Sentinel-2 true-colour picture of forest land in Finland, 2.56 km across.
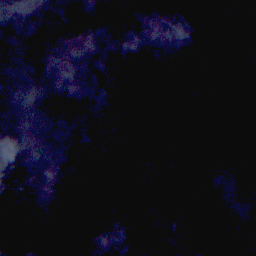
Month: November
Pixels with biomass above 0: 50%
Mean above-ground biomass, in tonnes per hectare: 67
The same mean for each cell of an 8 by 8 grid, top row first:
3 134 124 60 136 122 106 80
0 79 104 137 171 71 38 79
0 6 83 86 156 40 52 106
66 1 3 15 93 70 29 19
169 18 6 0 0 5 91 77
98 85 120 105 52 0 0 0
31 43 125 119 88 44 95 4
122 139 66 93 121 95 10 0
